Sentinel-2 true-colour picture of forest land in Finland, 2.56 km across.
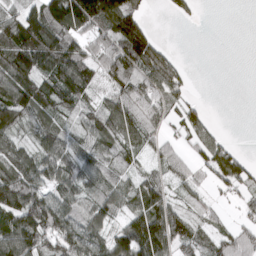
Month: March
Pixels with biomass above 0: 74%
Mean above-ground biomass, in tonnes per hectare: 70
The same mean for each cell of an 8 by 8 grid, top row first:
73 165 179 147 46 17 0 0
145 151 83 97 140 12 0 0
123 90 105 78 94 79 0 0
98 62 55 76 89 37 22 0
54 65 52 75 51 38 53 10
107 75 67 64 45 39 35 67
122 114 70 64 79 50 37 27
127 96 95 74 159 91 50 75
